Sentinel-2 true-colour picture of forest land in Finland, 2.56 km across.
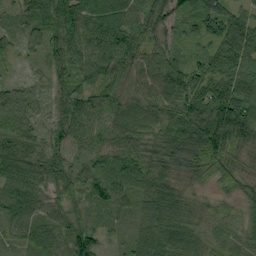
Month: September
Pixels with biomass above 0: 96%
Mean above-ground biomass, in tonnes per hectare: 58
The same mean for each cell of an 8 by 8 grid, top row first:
37 82 86 97 75 55 87 53
39 66 78 76 67 39 46 112
33 39 56 57 71 90 91 88
91 36 65 54 47 63 60 57
68 53 52 74 50 54 44 66
56 59 60 82 57 36 33 37
63 68 41 53 40 54 23 32
34 64 80 17 45 55 29 41
